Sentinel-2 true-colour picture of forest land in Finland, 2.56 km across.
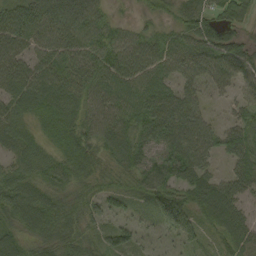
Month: September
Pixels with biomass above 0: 91%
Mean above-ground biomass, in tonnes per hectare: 58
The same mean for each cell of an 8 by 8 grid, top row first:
59 77 75 22 18 40 64 48
57 55 64 63 67 65 85 59
74 65 61 69 68 55 54 51
55 64 58 66 80 86 26 34
48 41 62 68 68 95 57 74
56 59 52 40 66 87 58 64
75 69 49 38 35 75 74 58
56 52 50 56 17 32 20 70
